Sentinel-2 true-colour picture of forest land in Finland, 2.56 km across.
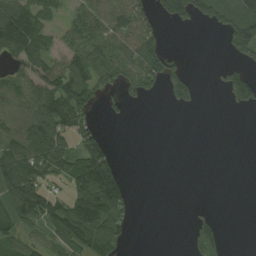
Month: August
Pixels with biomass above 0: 49%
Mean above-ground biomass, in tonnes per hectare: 56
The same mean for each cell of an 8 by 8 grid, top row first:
117 45 46 78 48 78 69 104
106 68 80 76 112 2 0 97
59 98 99 43 83 61 1 68
65 107 96 13 1 7 0 13
77 143 79 21 0 0 0 0
118 81 157 126 0 0 0 0
101 98 164 134 0 0 5 0
60 38 107 93 0 0 73 0
